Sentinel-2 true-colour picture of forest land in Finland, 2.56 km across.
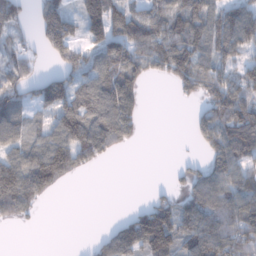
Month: January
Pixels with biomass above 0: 66%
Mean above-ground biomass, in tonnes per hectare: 75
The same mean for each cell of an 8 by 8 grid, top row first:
73 97 75 113 77 97 103 95
53 63 63 104 108 121 88 83
77 76 73 108 63 66 91 97
79 50 116 139 37 1 77 104
74 107 121 80 6 2 63 142
130 125 20 0 0 14 89 117
86 6 0 0 33 86 123 151
0 0 0 90 106 92 140 140
